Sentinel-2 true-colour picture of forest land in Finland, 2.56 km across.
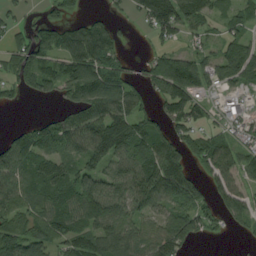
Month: August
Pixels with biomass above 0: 73%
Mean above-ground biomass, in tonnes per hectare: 86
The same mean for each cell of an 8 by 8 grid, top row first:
27 34 34 28 87 171 77 55
67 91 131 93 7 45 42 70
73 89 164 120 54 169 82 74
2 11 103 130 72 83 43 48
111 121 131 143 127 100 82 60
101 126 104 74 146 143 65 72
71 89 126 125 81 93 67 72
127 100 109 124 80 130 24 13
